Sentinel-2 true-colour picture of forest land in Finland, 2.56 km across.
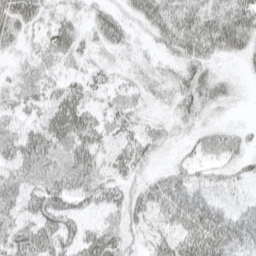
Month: April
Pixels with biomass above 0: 84%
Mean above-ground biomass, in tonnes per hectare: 39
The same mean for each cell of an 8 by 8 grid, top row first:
48 27 21 36 42 49 48 59
19 35 29 30 13 45 45 40
27 34 26 20 24 36 53 10
32 42 57 35 18 30 28 5
62 66 64 32 37 17 30 24
45 67 66 34 21 32 25 21
39 65 34 33 45 62 51 27
49 56 51 53 24 57 79 51
